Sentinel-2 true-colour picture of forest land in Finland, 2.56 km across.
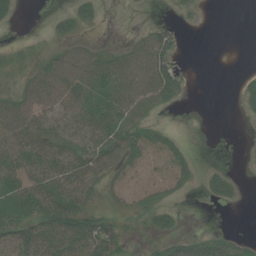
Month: August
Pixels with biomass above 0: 55%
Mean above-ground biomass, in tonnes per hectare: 25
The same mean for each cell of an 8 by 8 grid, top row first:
9 5 25 0 0 4 0 0
4 10 29 14 46 31 0 0
9 48 55 53 65 41 0 8
47 36 32 48 39 5 0 5
50 48 27 51 33 17 0 0
42 50 46 29 20 31 15 6
32 47 45 15 21 11 3 4
46 47 59 57 6 21 29 14
